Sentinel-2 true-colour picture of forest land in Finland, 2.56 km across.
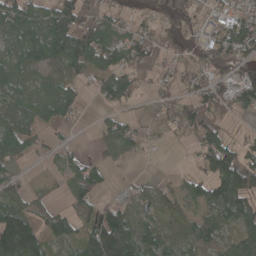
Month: April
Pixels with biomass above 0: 70%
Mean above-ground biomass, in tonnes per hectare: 49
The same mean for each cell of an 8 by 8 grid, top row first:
85 70 70 35 17 31 22 49
52 94 106 84 64 37 44 61
50 43 29 76 19 29 44 44
46 67 26 29 7 41 71 32
73 19 7 60 20 4 71 42
31 10 74 11 6 9 62 107
58 28 30 46 43 34 48 60
162 48 53 127 86 40 37 46
